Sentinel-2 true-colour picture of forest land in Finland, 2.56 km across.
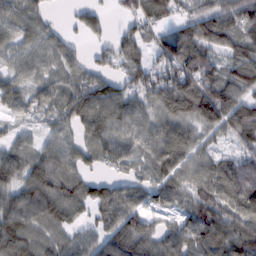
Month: February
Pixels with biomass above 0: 86%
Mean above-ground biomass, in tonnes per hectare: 75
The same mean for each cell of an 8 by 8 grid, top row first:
77 35 43 23 84 54 80 95
71 75 28 49 49 84 85 79
59 63 71 58 71 100 93 87
48 52 102 93 65 108 125 105
57 58 55 80 64 114 45 53
77 116 69 34 42 81 84 113
96 102 59 94 55 44 86 90
98 71 61 87 81 97 125 101
